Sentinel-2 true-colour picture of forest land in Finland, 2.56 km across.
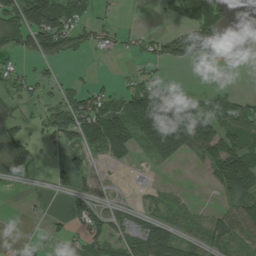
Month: July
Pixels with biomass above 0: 53%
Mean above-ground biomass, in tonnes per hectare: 59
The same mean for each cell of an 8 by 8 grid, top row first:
110 145 49 15 0 48 168 1
67 96 45 28 28 85 151 125
45 30 17 9 48 6 1 0
28 43 101 77 164 192 84 67
73 20 58 116 58 144 120 96
45 12 54 2 6 1 31 186
0 3 57 25 21 35 13 90
10 17 37 73 78 71 58 60
